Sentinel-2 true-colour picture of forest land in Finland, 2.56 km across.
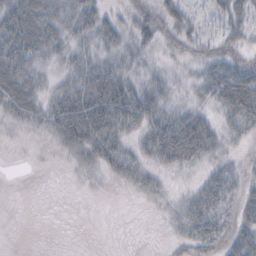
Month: October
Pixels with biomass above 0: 68%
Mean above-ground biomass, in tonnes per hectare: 25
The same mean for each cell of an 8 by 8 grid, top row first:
58 43 41 13 26 30 11 31
63 35 22 24 23 17 20 25
44 15 34 41 19 11 40 52
28 30 50 61 46 24 17 54
2 8 38 39 28 65 39 12
0 0 8 17 24 8 21 20
0 0 0 0 3 16 46 35
0 0 0 0 0 17 47 46
